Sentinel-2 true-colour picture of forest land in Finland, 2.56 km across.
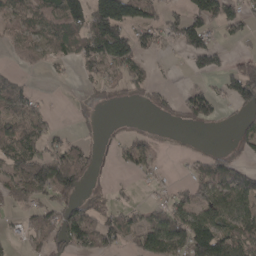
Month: April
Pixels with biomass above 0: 51%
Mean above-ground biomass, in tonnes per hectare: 59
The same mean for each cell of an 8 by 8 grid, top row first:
63 72 100 202 78 32 100 56
28 62 84 169 49 19 92 11
34 7 22 45 51 3 29 126
72 23 9 1 6 39 78 44
91 54 30 10 55 2 2 44
87 138 82 2 20 4 81 88
38 44 62 48 34 69 98 91
17 57 105 62 82 126 176 91
